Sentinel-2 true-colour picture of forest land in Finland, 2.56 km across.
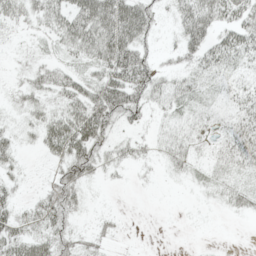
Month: May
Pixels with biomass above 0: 66%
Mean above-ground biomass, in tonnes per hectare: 27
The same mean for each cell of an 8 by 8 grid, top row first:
24 36 59 81 55 27 49 41
5 13 45 71 33 24 38 41
7 30 33 53 46 27 21 20
14 27 54 60 28 23 19 24
21 38 65 24 13 34 15 37
14 14 48 8 4 13 20 22
23 42 21 3 0 1 5 19
38 45 24 10 0 0 1 0
